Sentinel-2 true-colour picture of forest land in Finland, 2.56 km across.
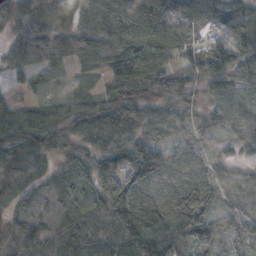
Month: October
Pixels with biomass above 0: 90%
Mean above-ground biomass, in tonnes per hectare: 64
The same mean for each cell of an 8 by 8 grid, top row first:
46 113 71 98 105 77 70 75
66 107 68 51 60 44 38 73
17 39 17 43 80 65 60 47
49 52 68 81 72 50 21 28
53 46 49 78 64 35 25 32
74 26 37 99 108 64 55 42
41 34 48 113 104 101 74 57
58 58 75 78 131 81 118 64
